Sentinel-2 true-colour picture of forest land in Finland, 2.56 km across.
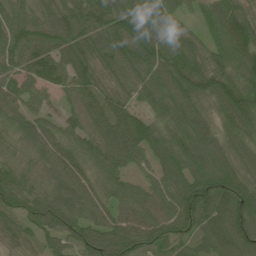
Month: June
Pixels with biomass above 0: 95%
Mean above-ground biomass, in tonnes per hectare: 100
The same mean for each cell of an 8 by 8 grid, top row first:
83 97 119 119 117 74 62 86
102 102 115 120 134 119 75 101
83 89 103 76 99 135 146 119
83 50 89 113 59 92 65 133
60 101 93 115 108 100 102 87
92 83 90 91 43 102 133 100
90 139 117 85 97 126 139 136
70 63 104 146 104 113 80 116
